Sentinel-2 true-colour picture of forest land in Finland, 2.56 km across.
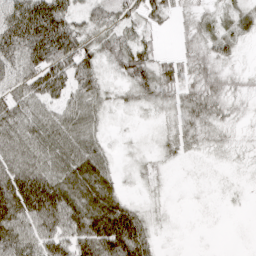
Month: April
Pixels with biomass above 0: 82%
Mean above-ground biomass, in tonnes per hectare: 45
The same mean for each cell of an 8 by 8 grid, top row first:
95 112 42 47 44 21 24 34
88 111 71 47 42 15 40 21
60 98 56 18 58 42 42 17
56 50 64 18 15 28 46 12
57 69 71 13 6 26 21 10
82 74 76 35 15 2 6 6
101 110 75 78 21 2 3 2
77 72 77 112 65 3 1 0
